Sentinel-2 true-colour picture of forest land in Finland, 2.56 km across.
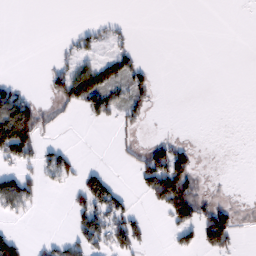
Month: February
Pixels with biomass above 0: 32%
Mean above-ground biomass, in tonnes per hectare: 32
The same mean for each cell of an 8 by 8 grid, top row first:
0 0 0 6 0 0 0 0
0 0 30 32 4 0 0 0
16 32 102 67 45 0 0 0
156 28 31 50 34 0 0 0
168 24 1 11 29 48 1 0
70 39 49 31 63 142 11 0
59 1 57 96 11 102 62 23
45 14 62 76 33 23 69 17
